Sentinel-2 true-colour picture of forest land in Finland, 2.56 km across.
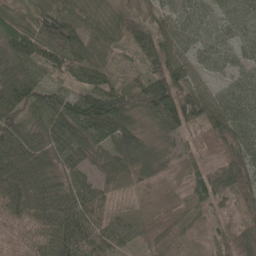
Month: May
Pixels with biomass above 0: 94%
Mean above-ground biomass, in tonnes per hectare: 64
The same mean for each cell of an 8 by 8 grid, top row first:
51 96 54 47 34 59 47 68
76 105 73 44 73 67 50 50
86 63 51 46 56 97 42 63
70 104 118 126 54 121 82 91
90 78 79 71 47 25 40 65
109 70 55 50 57 22 66 59
95 87 93 36 17 26 39 23
33 68 98 63 37 54 19 60
